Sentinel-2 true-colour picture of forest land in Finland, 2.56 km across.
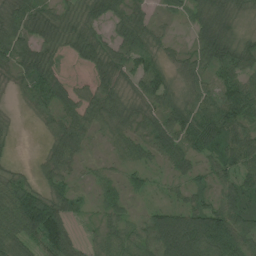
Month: July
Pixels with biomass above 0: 87%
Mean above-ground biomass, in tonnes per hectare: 56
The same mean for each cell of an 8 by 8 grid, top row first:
60 45 33 40 27 25 57 27
66 45 42 41 49 20 76 51
38 83 12 48 79 28 49 61
6 46 54 59 44 75 67 101
8 28 56 32 54 75 92 78
35 39 20 26 30 29 36 71
131 117 23 41 21 55 81 79
83 87 28 55 65 163 156 104
